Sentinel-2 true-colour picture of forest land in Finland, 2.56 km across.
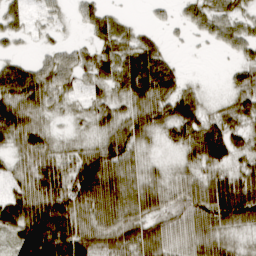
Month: March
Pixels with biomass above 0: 84%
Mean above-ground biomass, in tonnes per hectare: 52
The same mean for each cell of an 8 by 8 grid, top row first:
33 18 24 28 4 14 46 32
13 18 23 53 50 5 8 37
89 57 34 59 109 47 3 36
83 33 21 44 65 71 26 52
46 44 26 71 38 38 99 37
37 83 90 88 43 30 46 53
71 106 75 85 60 54 85 113
58 131 92 61 72 47 58 25
